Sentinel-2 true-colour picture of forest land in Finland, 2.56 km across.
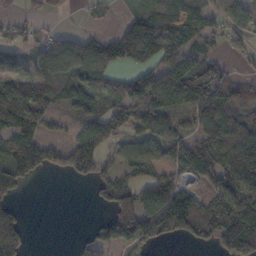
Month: October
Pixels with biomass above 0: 68%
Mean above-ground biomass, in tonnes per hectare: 92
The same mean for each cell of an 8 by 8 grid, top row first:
20 40 7 10 74 159 86 128
39 71 82 25 145 119 60 46
87 115 123 56 97 165 157 61
168 84 58 101 115 100 168 110
119 91 125 57 86 104 134 156
125 38 83 58 63 83 101 159
46 0 0 97 137 198 107 158
118 0 23 106 93 55 75 224
